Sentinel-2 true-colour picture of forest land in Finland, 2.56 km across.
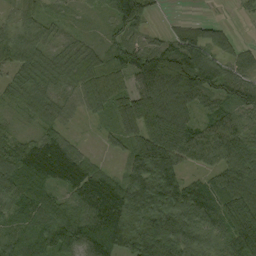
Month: September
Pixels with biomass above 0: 90%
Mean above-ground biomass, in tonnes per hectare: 85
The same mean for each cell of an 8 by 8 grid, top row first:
47 38 19 73 67 9 10 11
101 53 51 44 58 88 88 37
55 65 86 83 105 161 99 73
30 60 35 80 137 128 60 64
70 90 25 33 128 143 112 98
122 101 106 43 132 90 51 112
65 89 88 127 172 165 108 142
67 94 96 132 178 170 77 111
